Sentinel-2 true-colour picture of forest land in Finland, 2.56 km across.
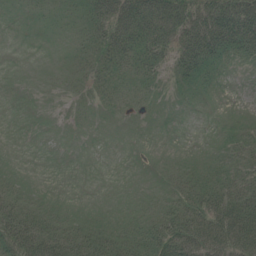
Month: July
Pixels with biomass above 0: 58%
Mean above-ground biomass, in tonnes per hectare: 22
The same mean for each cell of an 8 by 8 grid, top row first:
3 8 20 61 79 75 71 90
0 1 11 40 44 49 62 48
0 2 9 19 15 21 21 1
0 1 5 7 6 3 3 5
0 0 0 1 1 0 2 23
3 0 0 0 1 12 18 23
26 12 2 1 5 21 42 53
49 39 30 23 26 52 64 70
